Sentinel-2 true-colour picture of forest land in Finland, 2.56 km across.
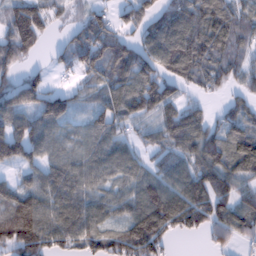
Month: February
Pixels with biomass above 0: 83%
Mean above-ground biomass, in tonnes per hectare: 95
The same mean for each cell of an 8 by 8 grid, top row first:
120 88 45 60 81 117 147 91
133 25 116 129 89 132 122 75
66 40 58 109 132 96 85 67
95 116 38 102 103 107 45 88
139 71 64 82 49 109 134 122
38 91 102 65 77 93 130 107
130 91 87 61 127 152 139 103
165 122 99 98 168 38 49 58
